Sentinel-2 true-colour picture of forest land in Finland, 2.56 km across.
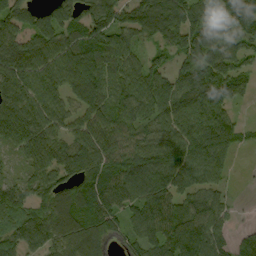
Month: September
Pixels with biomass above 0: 88%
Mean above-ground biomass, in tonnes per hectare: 100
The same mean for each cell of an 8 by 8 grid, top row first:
94 60 85 125 125 112 80 143
98 110 121 102 52 87 134 81
118 107 117 82 108 102 141 79
116 113 78 94 95 126 134 21
82 107 99 116 109 128 140 43
43 103 114 119 132 122 101 4
122 95 108 125 114 109 116 13
94 96 102 84 99 127 125 57
